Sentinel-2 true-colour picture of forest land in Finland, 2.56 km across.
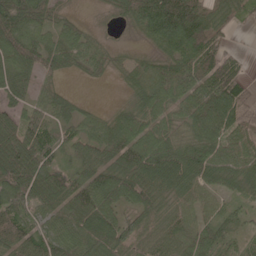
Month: May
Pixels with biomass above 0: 88%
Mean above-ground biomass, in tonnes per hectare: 64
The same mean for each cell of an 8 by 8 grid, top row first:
110 53 15 18 94 162 83 34
86 61 56 21 20 79 90 10
68 28 10 17 52 78 87 56
54 61 32 23 63 48 96 67
98 70 57 77 76 55 79 75
106 84 61 70 83 86 72 76
86 58 78 65 64 56 48 32
82 68 78 75 65 72 64 32
